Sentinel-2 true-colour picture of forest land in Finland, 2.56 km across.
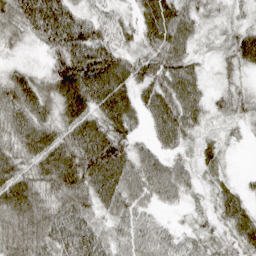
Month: April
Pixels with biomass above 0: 94%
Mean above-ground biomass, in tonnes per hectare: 63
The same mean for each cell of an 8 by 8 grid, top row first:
74 120 63 42 51 84 33 26
24 58 130 83 53 89 23 81
59 56 125 101 68 101 27 33
74 53 79 85 53 106 48 42
61 72 98 99 30 62 31 11
69 71 88 94 74 68 27 12
85 58 68 62 41 22 25 57
68 68 106 53 59 40 40 48
